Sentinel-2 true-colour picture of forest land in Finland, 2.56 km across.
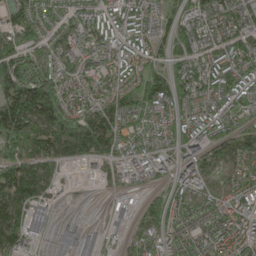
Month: May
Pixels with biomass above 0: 88%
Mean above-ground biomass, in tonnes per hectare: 114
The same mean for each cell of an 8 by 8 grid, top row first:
106 65 80 97 102 77 126 125
158 102 108 107 79 97 109 123
196 153 134 111 116 126 137 114
252 235 140 203 126 85 89 86
232 220 266 174 65 84 126 131
195 127 17 59 66 88 90 104
154 78 9 21 100 87 94 108
146 41 66 17 93 94 84 118
